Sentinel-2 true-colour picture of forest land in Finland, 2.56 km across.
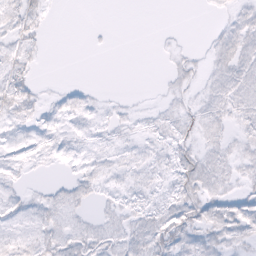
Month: February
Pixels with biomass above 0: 59%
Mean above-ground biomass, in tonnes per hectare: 6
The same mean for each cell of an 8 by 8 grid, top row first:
12 4 0 0 0 0 1 8
9 2 0 0 0 3 4 12
12 1 0 0 0 6 5 10
10 5 6 4 3 7 8 9
4 5 4 5 4 10 7 6
4 1 6 5 6 10 11 7
6 8 5 5 7 12 12 9
8 9 9 8 10 14 10 7
